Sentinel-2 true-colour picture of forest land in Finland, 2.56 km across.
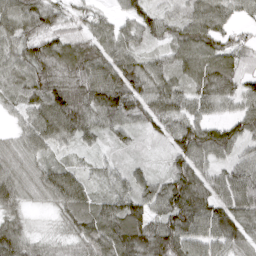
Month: April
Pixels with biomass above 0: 95%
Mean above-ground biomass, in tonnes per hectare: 74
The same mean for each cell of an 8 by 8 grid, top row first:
79 75 28 36 79 46 98 43
68 74 68 76 44 66 85 47
73 102 103 112 86 62 98 69
47 114 104 103 71 84 57 67
47 71 46 25 9 66 109 69
71 73 52 45 38 90 65 92
55 28 77 85 87 128 101 91
96 32 71 132 127 126 93 67
